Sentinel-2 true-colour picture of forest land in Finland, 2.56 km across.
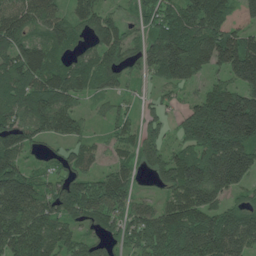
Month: June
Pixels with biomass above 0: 87%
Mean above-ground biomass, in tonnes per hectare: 119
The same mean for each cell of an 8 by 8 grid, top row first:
119 117 93 73 66 112 175 58
128 112 61 117 72 156 157 181
139 144 116 86 35 100 54 162
121 142 57 52 45 51 219 278
132 44 70 53 82 63 218 239
171 66 92 92 26 160 232 181
192 110 144 123 92 136 146 86
143 128 76 58 159 178 168 165
